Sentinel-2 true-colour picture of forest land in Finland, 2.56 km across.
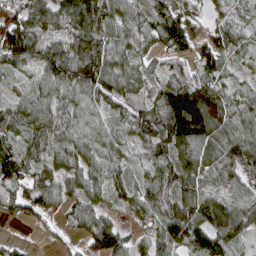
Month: April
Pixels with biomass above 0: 91%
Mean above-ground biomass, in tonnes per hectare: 78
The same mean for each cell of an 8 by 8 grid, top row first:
66 86 138 87 80 94 40 56
129 80 109 88 46 77 96 57
25 77 113 93 56 60 94 24
80 93 63 54 69 192 180 69
68 87 74 67 64 118 86 96
90 80 64 65 55 98 75 59
57 57 61 35 76 97 121 78
17 11 37 99 46 102 125 64
